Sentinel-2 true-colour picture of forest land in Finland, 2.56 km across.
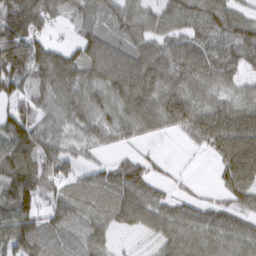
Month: March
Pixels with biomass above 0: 87%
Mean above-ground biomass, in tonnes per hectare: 77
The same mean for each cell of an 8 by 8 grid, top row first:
154 92 72 65 63 71 89 59
149 92 81 83 79 77 87 95
105 110 88 94 103 78 72 48
83 58 73 62 86 93 89 86
116 70 39 31 18 4 64 128
119 103 48 76 74 10 2 106
124 64 71 83 110 73 59 65
115 83 51 36 19 87 84 93
